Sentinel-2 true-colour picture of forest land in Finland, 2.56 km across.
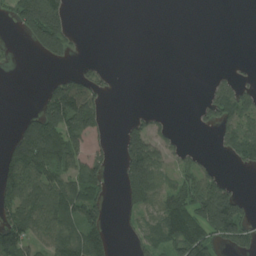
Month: August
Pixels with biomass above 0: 43%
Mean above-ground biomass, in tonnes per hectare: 60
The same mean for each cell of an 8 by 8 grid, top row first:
89 198 0 0 0 0 0 0
4 125 5 0 0 0 0 0
0 25 74 11 0 0 13 24
4 129 163 2 17 1 47 102
104 176 61 24 127 28 2 90
123 93 83 20 169 69 58 5
101 123 137 13 75 111 184 96
122 84 115 37 54 129 112 99
